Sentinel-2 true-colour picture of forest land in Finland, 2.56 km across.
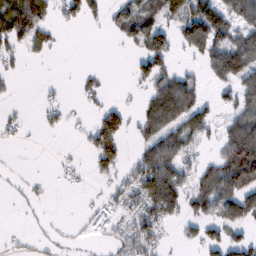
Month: February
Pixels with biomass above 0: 48%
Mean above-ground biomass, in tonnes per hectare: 50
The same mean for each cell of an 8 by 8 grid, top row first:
160 61 67 38 75 56 124 84
47 34 0 2 77 47 92 104
14 5 16 3 52 73 35 92
14 28 11 61 45 96 45 62
12 1 13 93 59 86 25 131
6 6 14 47 98 79 61 132
8 18 5 39 90 76 57 88
12 11 8 26 77 14 62 47
